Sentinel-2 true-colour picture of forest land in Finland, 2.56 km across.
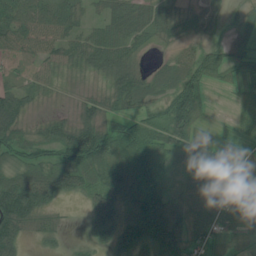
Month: July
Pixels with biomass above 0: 84%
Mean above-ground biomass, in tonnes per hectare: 54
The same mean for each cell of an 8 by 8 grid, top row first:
71 74 37 65 61 34 7 15
57 55 60 73 25 23 29 28
31 36 10 63 54 78 43 40
69 14 39 45 43 109 21 24
62 53 116 68 64 65 48 55
57 71 72 87 82 29 48 63
107 33 9 83 117 68 54 83
69 22 11 55 80 91 51 26
